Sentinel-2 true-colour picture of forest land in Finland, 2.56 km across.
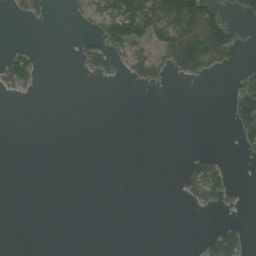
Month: August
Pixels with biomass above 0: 19%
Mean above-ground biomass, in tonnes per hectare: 21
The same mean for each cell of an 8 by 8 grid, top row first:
15 14 18 90 97 118 105 25
23 0 28 79 45 105 112 35
71 0 5 18 48 13 12 19
0 0 0 0 0 0 0 42
0 0 0 0 0 0 1 20
0 0 0 0 0 8 85 0
0 0 0 0 0 1 21 8
0 0 0 0 0 0 29 46
